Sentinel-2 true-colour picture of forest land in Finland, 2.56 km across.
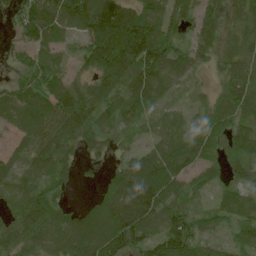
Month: June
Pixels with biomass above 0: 89%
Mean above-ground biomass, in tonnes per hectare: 87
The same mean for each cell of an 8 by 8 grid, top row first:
51 141 141 191 132 95 81 71
35 79 54 216 212 93 75 75
45 87 58 98 128 60 24 105
77 104 147 71 71 35 70 72
35 103 66 38 33 99 97 100
48 65 31 46 169 105 51 81
56 86 40 98 147 75 44 84
77 76 136 160 101 131 49 46
